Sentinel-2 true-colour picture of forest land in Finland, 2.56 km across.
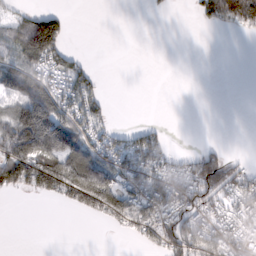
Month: February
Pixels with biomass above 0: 46%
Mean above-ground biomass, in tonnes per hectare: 51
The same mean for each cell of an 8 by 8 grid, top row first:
41 66 0 0 3 1 52 84
74 126 8 0 0 0 0 0
93 58 93 0 0 0 0 0
98 132 103 15 0 0 0 0
148 130 72 79 109 3 10 0
118 166 138 94 97 58 130 62
0 1 73 112 102 82 66 54
0 0 0 2 45 112 108 62
